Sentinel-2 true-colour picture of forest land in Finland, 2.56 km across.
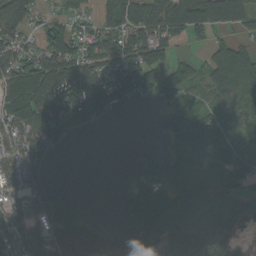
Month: September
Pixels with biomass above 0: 71%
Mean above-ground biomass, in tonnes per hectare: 75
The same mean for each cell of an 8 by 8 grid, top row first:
70 48 52 96 124 127 116 107
65 93 86 98 125 40 43 64
107 133 138 102 113 95 67 124
124 133 128 44 0 63 53 69
84 85 1 0 7 47 87 52
80 40 0 0 63 78 90 110
74 63 0 0 146 93 93 82
64 83 100 52 78 81 86 33
